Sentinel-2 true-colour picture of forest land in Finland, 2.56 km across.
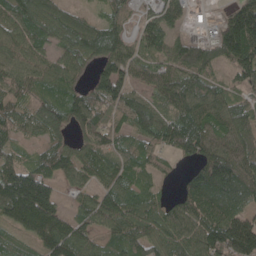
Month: May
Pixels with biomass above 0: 88%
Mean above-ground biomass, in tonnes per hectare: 89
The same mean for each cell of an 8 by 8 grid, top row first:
91 98 59 62 47 69 5 156
74 62 98 111 71 79 71 157
84 71 52 126 67 121 87 64
72 86 96 89 112 99 104 77
46 70 54 75 61 89 113 95
119 97 70 75 52 22 163 144
153 138 48 96 84 78 134 98
46 113 93 65 88 97 126 186
